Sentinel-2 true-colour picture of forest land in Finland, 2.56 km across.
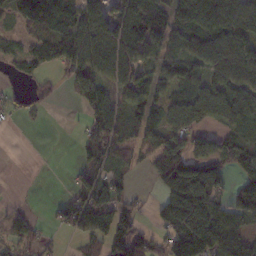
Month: November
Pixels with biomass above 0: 70%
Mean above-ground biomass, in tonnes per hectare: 79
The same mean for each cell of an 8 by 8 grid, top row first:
76 126 96 87 109 92 125 105
56 107 130 100 95 59 105 107
36 26 87 88 77 96 94 111
33 15 23 107 83 88 114 113
0 0 40 77 55 96 74 91
0 0 45 56 17 163 135 77
13 15 114 106 20 117 135 96
69 22 35 106 95 141 157 96
